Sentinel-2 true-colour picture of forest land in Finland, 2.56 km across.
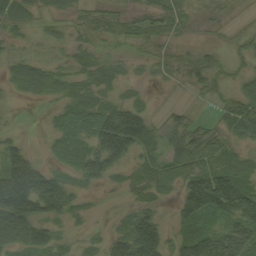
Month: September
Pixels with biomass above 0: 81%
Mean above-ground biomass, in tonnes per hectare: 58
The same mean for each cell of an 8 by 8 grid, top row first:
63 28 38 56 54 57 20 8
16 15 31 23 38 32 30 30
40 49 39 27 13 21 60 44
5 19 76 104 56 29 8 88
41 29 90 169 85 76 80 37
183 82 67 43 51 79 109 86
157 86 22 6 49 46 119 101
74 69 17 62 162 52 93 93
